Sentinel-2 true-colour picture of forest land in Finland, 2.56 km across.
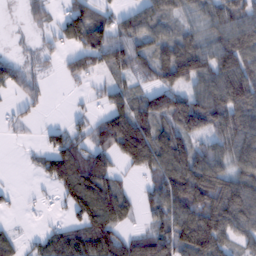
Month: February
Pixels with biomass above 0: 72%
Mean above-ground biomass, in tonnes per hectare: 73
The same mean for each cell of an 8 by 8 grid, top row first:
3 38 84 42 65 54 68 75
9 25 82 96 61 96 77 103
65 20 36 35 41 93 97 125
24 8 16 81 94 112 132 103
7 45 61 120 162 111 64 103
1 60 134 69 43 131 129 81
10 13 102 117 38 107 138 117
35 63 100 93 69 100 127 59
